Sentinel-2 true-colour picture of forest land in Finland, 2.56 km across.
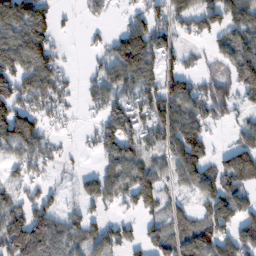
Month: February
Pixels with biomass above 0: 69%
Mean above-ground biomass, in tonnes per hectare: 89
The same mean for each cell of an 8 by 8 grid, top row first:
152 86 15 14 84 88 95 97
128 107 6 82 166 71 36 127
130 111 21 105 94 96 57 136
141 68 19 101 105 127 94 48
128 63 14 118 90 128 75 74
50 33 47 98 115 79 101 154
85 84 50 43 78 52 85 96
179 129 94 109 81 110 138 120
